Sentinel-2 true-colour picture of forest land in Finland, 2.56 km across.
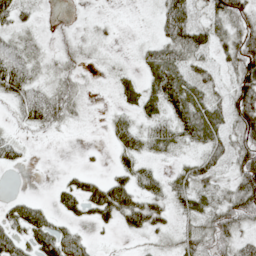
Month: May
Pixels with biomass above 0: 70%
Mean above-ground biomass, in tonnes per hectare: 33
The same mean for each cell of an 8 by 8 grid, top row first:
38 5 5 6 4 70 29 49
38 14 16 6 21 55 35 63
69 23 19 14 32 66 37 62
19 60 16 12 33 52 55 73
21 2 4 20 35 34 42 43
0 0 23 29 35 25 34 57
32 22 35 74 67 28 36 66
44 52 30 4 16 26 42 40
